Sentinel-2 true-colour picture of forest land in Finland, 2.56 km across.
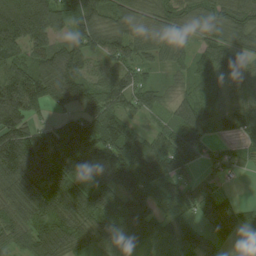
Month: August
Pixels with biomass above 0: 90%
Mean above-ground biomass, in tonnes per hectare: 79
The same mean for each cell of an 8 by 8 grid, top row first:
141 119 91 65 52 63 69 80
82 74 72 60 43 54 70 90
85 106 87 76 33 24 70 82
105 42 75 98 59 69 88 106
123 73 129 131 108 121 71 43
92 71 90 105 129 81 26 14
77 87 94 82 95 73 71 49
55 103 78 70 108 93 66 24
